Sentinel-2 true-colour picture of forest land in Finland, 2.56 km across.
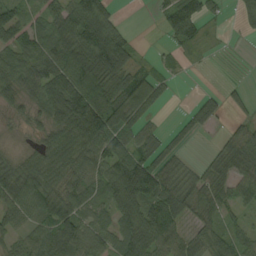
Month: September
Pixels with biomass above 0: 77%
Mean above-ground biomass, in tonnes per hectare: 64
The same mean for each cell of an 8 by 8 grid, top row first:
63 56 123 54 0 98 35 34
79 80 129 143 6 30 12 2
83 80 114 100 60 8 0 5
26 68 144 114 48 6 65 20
9 52 102 104 62 32 5 85
82 88 79 81 123 73 63 59
69 76 72 57 96 100 61 39
45 79 88 48 99 72 59 31
